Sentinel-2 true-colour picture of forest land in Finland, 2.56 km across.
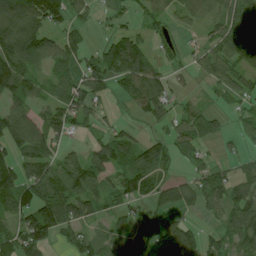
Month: July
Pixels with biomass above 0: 74%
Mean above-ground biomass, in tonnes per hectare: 73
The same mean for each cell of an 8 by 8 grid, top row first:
140 125 37 30 43 42 49 104
134 82 55 84 80 29 55 101
123 54 80 74 144 28 42 63
80 67 92 17 70 48 47 38
96 91 19 90 58 65 35 26
98 105 110 61 88 31 71 51
114 157 109 52 45 57 50 98
89 84 77 57 90 93 48 77
